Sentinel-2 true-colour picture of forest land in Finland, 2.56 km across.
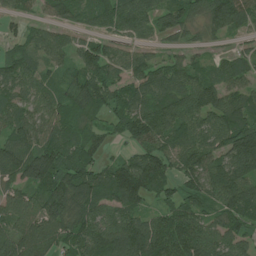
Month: July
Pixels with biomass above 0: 87%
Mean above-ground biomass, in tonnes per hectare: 93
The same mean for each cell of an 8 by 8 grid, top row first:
42 42 66 99 79 88 93 128
46 80 62 53 40 32 26 27
84 68 93 86 100 84 86 73
77 87 95 77 115 119 116 124
107 108 90 34 88 85 91 160
95 157 144 113 154 75 121 128
97 129 122 94 62 86 68 110
124 101 108 127 156 143 104 80
